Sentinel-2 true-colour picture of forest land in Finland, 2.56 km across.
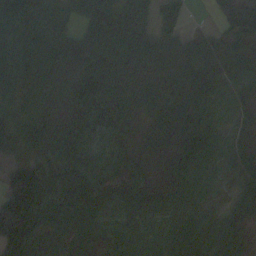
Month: October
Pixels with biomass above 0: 94%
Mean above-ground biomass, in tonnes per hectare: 71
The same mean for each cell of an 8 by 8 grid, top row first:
135 69 76 84 63 94 7 130
100 96 94 80 89 99 55 50
82 91 119 84 90 68 55 45
53 48 63 75 40 47 67 42
41 51 52 61 22 62 91 31
107 75 75 60 42 71 59 55
171 103 115 68 75 86 38 51
97 73 62 36 31 56 57 49
